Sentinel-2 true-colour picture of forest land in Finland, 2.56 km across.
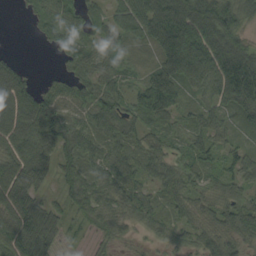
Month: September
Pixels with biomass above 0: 89%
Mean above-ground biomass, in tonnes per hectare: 60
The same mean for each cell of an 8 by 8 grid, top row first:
3 45 55 50 83 127 130 75
4 20 57 37 25 140 119 100
92 21 58 35 43 95 71 131
118 95 28 63 64 44 41 51
84 79 70 43 49 34 56 30
105 50 60 56 44 54 35 52
108 56 50 50 54 37 52 77
89 81 11 29 11 29 53 51
